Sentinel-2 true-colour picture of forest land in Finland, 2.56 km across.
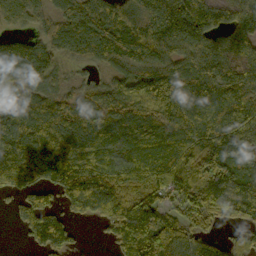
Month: October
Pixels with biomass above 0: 88%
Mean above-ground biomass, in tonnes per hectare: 156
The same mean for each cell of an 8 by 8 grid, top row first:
127 85 190 168 203 264 213 163
113 110 108 168 171 164 189 138
140 104 37 87 121 158 193 174
160 186 152 145 134 154 178 189
212 264 159 149 153 193 259 203
196 187 271 170 171 208 257 143
71 132 148 182 171 87 154 147
9 185 13 85 180 161 101 72
